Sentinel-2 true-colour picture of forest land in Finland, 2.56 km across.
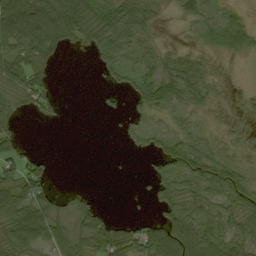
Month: September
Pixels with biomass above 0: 61%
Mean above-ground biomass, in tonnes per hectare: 37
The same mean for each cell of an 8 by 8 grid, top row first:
99 98 92 69 54 11 32 15
60 67 21 53 30 15 14 24
56 33 0 14 41 54 25 2
31 27 0 5 29 22 17 9
38 0 0 0 19 41 26 9
70 36 0 0 5 59 66 42
84 62 39 3 1 52 38 46
67 56 55 72 72 84 63 45
